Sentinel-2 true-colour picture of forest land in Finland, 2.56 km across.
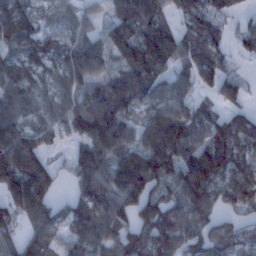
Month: January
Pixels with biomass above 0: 86%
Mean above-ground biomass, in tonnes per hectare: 98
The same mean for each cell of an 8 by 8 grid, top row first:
122 53 61 76 122 68 91 32
84 88 112 118 173 116 104 32
110 72 103 93 136 75 72 55
93 76 116 149 67 89 58 57
135 54 73 124 106 164 109 105
167 122 102 137 180 121 169 102
107 101 94 138 122 89 84 64
55 77 89 95 103 96 75 72
